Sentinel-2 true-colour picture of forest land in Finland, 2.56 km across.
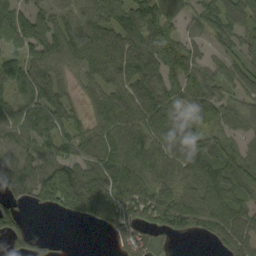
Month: September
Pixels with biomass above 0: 83%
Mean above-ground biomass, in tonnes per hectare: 76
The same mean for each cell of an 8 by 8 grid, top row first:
68 52 62 87 131 53 71 73
66 92 83 99 107 95 47 48
88 86 34 60 98 77 88 73
73 109 37 95 91 79 104 50
84 93 72 86 89 106 79 33
86 98 112 128 88 73 91 88
43 48 98 99 94 106 98 80
43 17 0 24 64 17 35 88
